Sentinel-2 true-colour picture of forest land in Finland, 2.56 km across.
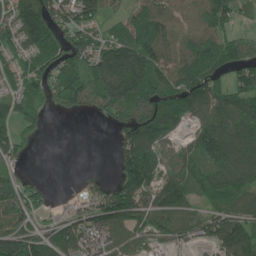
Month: June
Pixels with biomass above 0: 78%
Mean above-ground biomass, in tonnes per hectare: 104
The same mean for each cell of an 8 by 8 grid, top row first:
132 163 117 44 119 88 121 59
78 128 121 126 167 106 121 91
77 104 154 199 175 134 129 101
88 36 51 79 140 131 121 121
80 1 0 27 159 60 153 201
48 6 6 32 164 103 129 172
114 39 68 157 114 132 60 108
164 127 121 127 65 65 79 172
